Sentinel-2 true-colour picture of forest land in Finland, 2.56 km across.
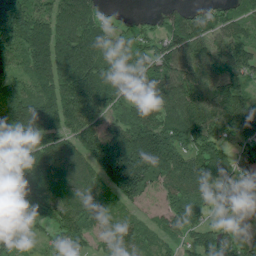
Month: June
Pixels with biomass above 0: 90%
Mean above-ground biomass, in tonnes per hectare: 116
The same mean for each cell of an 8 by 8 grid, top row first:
161 116 157 28 20 77 84 76
129 176 173 75 93 131 84 108
92 139 185 115 163 132 84 91
147 147 167 86 108 131 156 154
159 129 125 184 201 130 112 81
156 148 113 147 182 122 114 74
138 95 132 80 38 101 71 116
110 51 89 89 81 76 118 96
